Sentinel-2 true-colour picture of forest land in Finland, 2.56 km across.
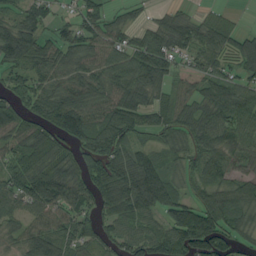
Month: August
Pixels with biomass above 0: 85%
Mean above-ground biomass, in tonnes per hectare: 82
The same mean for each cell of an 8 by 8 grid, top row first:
56 57 65 45 21 51 37 11
130 70 84 76 91 77 77 85
68 67 79 81 97 44 79 67
87 89 131 96 89 69 78 94
63 99 89 104 48 67 84 79
81 140 93 111 138 54 76 54
56 127 100 98 112 122 103 76
51 112 86 81 98 117 126 50
